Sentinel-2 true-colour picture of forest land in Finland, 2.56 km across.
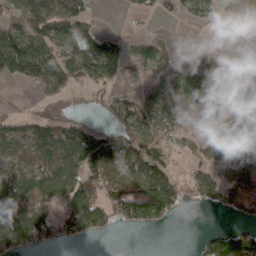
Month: March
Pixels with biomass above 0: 60%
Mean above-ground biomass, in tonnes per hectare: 56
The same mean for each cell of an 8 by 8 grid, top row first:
48 141 76 0 22 18 58 29
124 65 87 74 39 13 11 0
14 63 61 70 23 90 107 41
8 39 16 39 48 50 63 34
43 72 122 85 71 38 23 78
56 67 97 31 87 35 52 97
101 69 132 75 143 45 15 36
87 52 37 4 0 0 50 93
